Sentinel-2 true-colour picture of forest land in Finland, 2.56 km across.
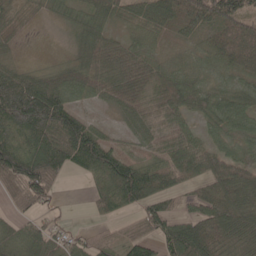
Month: May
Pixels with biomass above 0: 81%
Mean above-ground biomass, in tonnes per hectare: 64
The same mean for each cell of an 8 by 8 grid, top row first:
22 15 32 47 60 85 96 103
14 3 45 54 45 16 49 88
96 59 62 63 73 56 36 42
185 167 44 21 55 62 48 60
81 125 153 46 28 43 42 39
135 133 24 125 93 67 75 95
27 23 0 56 67 30 67 95
55 49 31 39 55 116 103 71
